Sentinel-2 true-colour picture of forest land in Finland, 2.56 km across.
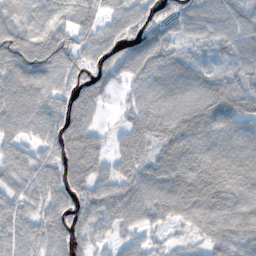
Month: November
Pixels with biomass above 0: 88%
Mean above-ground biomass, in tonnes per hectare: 77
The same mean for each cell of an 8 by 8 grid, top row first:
52 57 68 42 63 63 72 68
103 100 69 60 85 46 32 65
88 77 56 44 73 85 74 61
87 83 80 10 92 107 112 105
65 75 110 39 82 102 81 85
65 77 92 70 92 118 133 118
78 72 81 92 96 114 135 114
80 75 53 37 42 24 68 88
